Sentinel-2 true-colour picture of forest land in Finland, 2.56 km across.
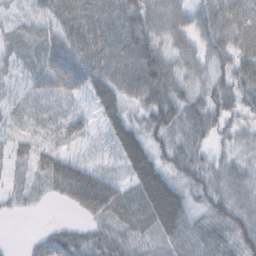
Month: October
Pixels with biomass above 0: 88%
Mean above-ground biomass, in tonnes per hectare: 43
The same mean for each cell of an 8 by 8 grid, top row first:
14 41 58 56 62 60 54 61
26 56 57 63 80 45 42 59
19 61 63 61 87 53 47 55
16 17 21 43 42 56 56 36
14 18 19 28 54 45 29 30
8 42 74 26 68 40 43 38
11 2 43 56 57 71 42 44
1 30 39 48 23 47 49 53
